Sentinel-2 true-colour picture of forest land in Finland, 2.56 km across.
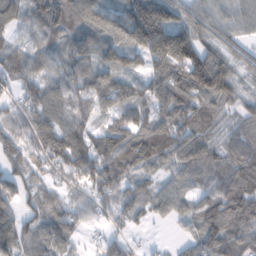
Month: February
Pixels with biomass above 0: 88%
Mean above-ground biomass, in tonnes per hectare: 84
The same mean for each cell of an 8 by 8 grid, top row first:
53 108 98 88 165 88 63 49
47 66 72 79 134 188 71 36
79 82 94 80 72 129 163 44
72 106 87 74 84 115 78 53
103 117 97 119 130 102 76 79
71 63 100 89 67 62 72 107
69 75 76 65 62 63 74 122
118 99 35 46 11 18 103 90
